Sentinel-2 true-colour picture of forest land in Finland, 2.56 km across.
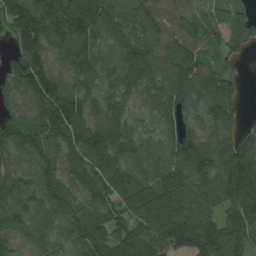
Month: August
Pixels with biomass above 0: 93%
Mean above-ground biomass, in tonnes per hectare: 99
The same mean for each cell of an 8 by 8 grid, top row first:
153 175 165 91 82 88 55 84
85 125 150 89 120 82 66 67
110 146 91 52 103 103 90 34
83 141 127 88 49 106 108 52
103 77 114 134 68 115 90 92
92 93 77 123 84 113 105 154
94 121 81 67 110 128 84 117
67 76 91 101 94 105 139 95
